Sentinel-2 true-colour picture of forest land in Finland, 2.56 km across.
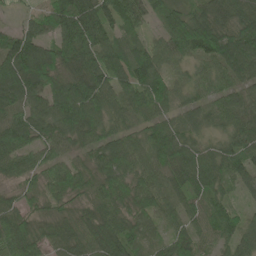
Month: June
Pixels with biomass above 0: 95%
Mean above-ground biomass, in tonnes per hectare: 79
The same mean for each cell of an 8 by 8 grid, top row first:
13 55 115 79 62 50 75 95
109 76 122 75 52 72 92 170
149 112 113 98 114 53 62 87
85 91 149 79 77 59 65 70
111 75 63 77 83 103 42 64
55 71 66 96 69 75 102 66
65 49 52 94 82 52 72 35
105 61 75 96 44 62 43 76
